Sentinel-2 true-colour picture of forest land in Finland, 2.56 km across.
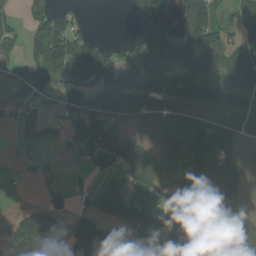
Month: August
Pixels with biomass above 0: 69%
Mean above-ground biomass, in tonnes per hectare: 75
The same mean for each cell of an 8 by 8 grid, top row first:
23 84 30 0 107 79 122 91
26 138 109 38 100 105 103 60
33 77 74 99 122 92 76 29
14 9 89 133 127 64 51 71
5 15 62 80 49 117 116 39
6 22 18 57 118 58 116 57
7 74 27 109 101 105 118 47
92 69 127 119 114 108 145 125
